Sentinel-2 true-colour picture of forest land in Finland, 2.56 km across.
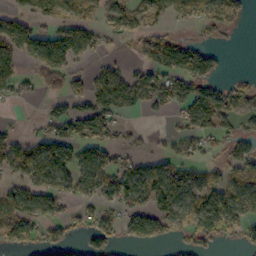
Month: October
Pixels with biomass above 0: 57%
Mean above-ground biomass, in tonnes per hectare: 65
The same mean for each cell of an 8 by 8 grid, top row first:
58 60 40 66 68 64 76 55
92 113 92 13 68 95 38 1
70 58 34 51 54 111 91 20
3 27 69 66 28 45 107 81
62 90 73 41 9 41 41 86
47 116 105 93 102 98 58 79
64 73 35 47 84 104 153 125
68 61 31 47 73 37 56 33
